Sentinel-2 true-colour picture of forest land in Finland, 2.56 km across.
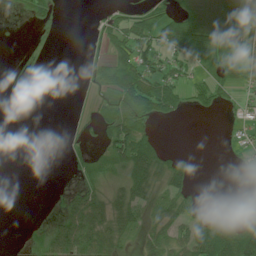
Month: July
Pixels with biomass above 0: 45%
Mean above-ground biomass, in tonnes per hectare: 28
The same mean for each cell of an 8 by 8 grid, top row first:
4 19 0 17 36 43 24 31
2 2 0 40 47 56 72 43
11 0 4 44 71 37 37 46
3 0 5 35 63 26 13 10
0 0 13 57 45 0 0 11
0 0 23 26 69 40 0 2
0 3 60 50 39 41 9 32
0 44 67 40 29 39 93 92
